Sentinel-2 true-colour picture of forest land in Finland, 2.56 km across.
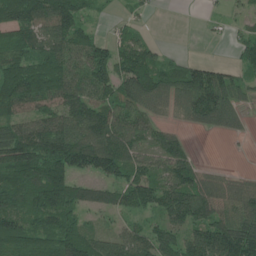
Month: June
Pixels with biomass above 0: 79%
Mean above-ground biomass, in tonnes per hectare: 87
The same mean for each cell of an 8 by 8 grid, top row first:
82 124 85 15 17 0 15 25
78 108 85 74 83 4 1 56
116 124 76 102 146 100 158 61
72 92 111 83 73 43 129 59
162 136 134 125 73 71 0 5
106 131 71 91 104 122 68 38
104 132 78 64 74 137 117 108
107 92 109 73 93 83 152 183
